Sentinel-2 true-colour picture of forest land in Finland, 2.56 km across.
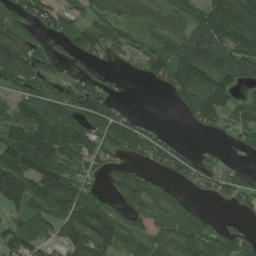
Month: July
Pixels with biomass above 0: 72%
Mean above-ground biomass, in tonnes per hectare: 79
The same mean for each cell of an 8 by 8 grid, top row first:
138 69 60 93 85 76 115 139
160 49 77 45 48 93 141 105
95 61 53 28 24 86 105 79
91 90 85 69 11 17 105 72
130 135 96 83 80 42 9 33
172 161 57 37 50 52 51 40
63 87 110 59 77 85 14 29
94 57 125 117 69 105 85 92
